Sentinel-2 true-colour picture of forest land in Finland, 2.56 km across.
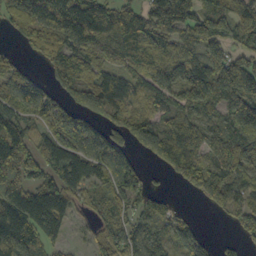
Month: October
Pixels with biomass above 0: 81%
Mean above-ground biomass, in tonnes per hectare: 104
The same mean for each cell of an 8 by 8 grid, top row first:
109 135 138 118 109 184 95 134
25 98 120 77 113 87 126 80
108 48 92 92 105 131 165 201
102 96 128 105 94 103 74 138
193 89 140 163 85 120 91 135
161 90 121 146 72 52 135 89
135 149 48 100 57 28 38 94
133 70 17 98 91 85 47 37
